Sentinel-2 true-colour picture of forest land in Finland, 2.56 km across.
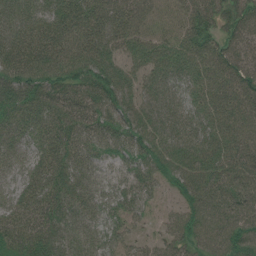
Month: July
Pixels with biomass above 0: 96%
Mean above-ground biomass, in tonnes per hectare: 62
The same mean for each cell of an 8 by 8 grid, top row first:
54 45 63 68 51 42 65 69
69 72 66 57 54 56 59 62
79 75 69 76 53 59 69 75
75 73 73 70 70 62 64 79
52 58 63 61 66 72 71 78
39 66 60 33 60 56 72 82
51 70 62 57 40 31 76 75
58 78 52 48 25 57 71 76
